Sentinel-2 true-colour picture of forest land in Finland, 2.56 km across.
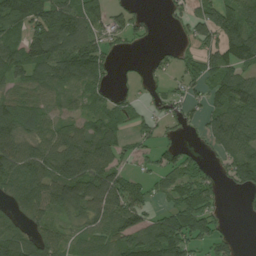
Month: August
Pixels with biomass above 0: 72%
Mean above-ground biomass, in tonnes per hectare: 73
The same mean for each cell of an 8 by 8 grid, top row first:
111 127 110 62 26 31 86 119
78 132 136 39 7 23 81 122
56 73 93 42 25 31 75 100
82 53 48 60 29 32 62 138
80 77 94 78 30 32 38 116
89 90 123 98 36 79 44 82
44 73 89 111 71 88 86 16
86 66 50 72 100 138 79 15
